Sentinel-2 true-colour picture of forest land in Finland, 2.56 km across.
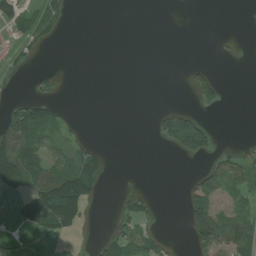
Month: July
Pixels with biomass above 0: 29%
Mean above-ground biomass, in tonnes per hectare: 30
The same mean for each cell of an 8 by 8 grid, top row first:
63 53 0 0 0 0 0 0
18 10 0 0 0 0 0 3
7 17 0 0 0 0 36 0
73 67 1 0 0 43 8 0
121 55 29 1 0 57 49 1
114 89 129 10 0 0 54 59
35 159 104 3 33 0 78 33
5 15 8 42 54 3 104 90
